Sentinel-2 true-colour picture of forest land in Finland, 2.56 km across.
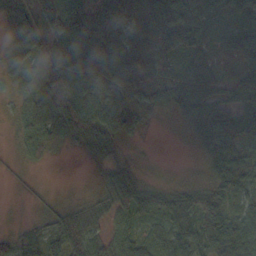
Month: October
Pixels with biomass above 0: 86%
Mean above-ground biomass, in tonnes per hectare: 49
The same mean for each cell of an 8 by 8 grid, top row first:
73 81 79 52 61 96 34 43
59 63 59 68 56 81 23 60
33 81 76 60 54 63 51 52
24 75 79 71 39 38 70 66
15 39 32 35 6 1 54 62
8 1 1 42 12 3 28 56
0 21 29 60 61 69 59 46
49 57 72 42 44 60 58 75
